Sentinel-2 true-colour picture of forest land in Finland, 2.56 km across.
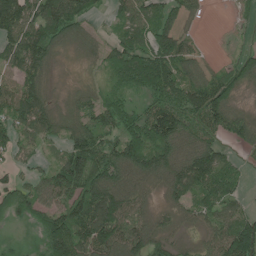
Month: June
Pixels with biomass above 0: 82%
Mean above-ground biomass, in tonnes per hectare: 86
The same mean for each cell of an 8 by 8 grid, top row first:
141 118 99 39 83 115 9 17
114 112 36 59 107 163 21 20
83 58 17 57 96 111 95 82
108 98 68 88 74 141 131 53
85 53 98 73 131 125 97 39
42 53 150 132 101 114 120 48
86 70 106 159 55 55 78 50
9 109 123 127 106 42 57 197
